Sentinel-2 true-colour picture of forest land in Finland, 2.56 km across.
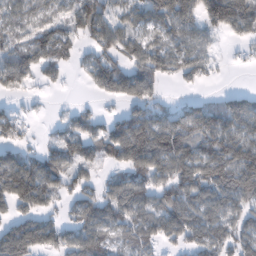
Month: February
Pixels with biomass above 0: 74%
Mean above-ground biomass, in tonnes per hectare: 84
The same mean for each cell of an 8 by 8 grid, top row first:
67 70 106 78 88 128 115 114
74 112 53 92 85 89 48 16
75 36 16 122 113 44 27 0
30 7 42 26 84 62 88 108
59 34 97 110 174 141 99 107
163 125 59 32 101 119 127 139
77 63 76 90 97 125 106 85
174 105 79 63 72 65 106 87
